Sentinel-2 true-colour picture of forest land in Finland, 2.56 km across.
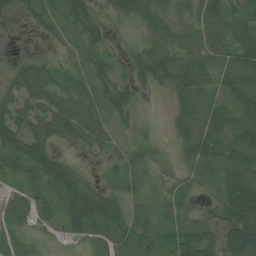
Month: July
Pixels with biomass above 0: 87%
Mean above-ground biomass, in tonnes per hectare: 43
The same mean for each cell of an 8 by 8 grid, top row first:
24 32 52 35 52 30 86 49
2 8 31 25 41 44 46 56
43 56 28 45 36 50 37 46
62 64 65 41 10 30 52 47
68 53 32 28 31 23 66 63
33 65 50 15 16 24 36 59
39 27 86 61 28 38 22 108
21 9 28 36 36 57 56 100
